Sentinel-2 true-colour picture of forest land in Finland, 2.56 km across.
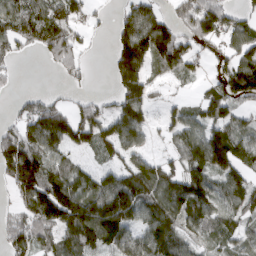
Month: March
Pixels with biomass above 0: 72%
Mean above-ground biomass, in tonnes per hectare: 88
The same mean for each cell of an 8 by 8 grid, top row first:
98 95 51 24 132 54 115 38
55 90 53 63 193 147 33 83
14 1 23 57 130 38 31 129
21 104 68 64 87 35 81 56
134 115 82 113 63 72 152 101
139 124 74 73 127 86 109 79
46 177 172 206 112 113 86 77
76 89 178 122 85 104 52 60
